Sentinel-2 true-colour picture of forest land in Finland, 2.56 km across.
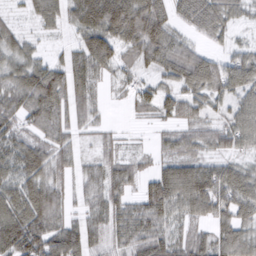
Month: March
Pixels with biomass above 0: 88%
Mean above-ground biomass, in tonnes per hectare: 68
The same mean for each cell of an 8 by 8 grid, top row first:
17 66 89 133 140 49 80 41
58 21 77 97 98 68 33 35
69 109 82 31 41 71 98 83
67 85 62 5 27 60 49 64
69 59 40 26 7 50 48 62
87 72 49 58 43 94 104 80
101 104 40 66 72 72 91 86
120 104 102 53 81 67 60 78
